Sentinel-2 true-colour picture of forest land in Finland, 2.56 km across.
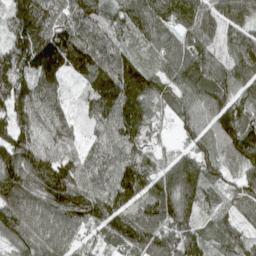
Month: April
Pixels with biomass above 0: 96%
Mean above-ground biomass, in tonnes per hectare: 114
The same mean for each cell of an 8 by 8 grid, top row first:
143 140 132 88 111 112 94 74
147 203 156 94 55 109 102 102
196 144 84 189 125 109 122 124
141 111 56 167 131 78 130 153
139 101 71 93 65 39 92 183
149 153 116 103 114 117 103 88
145 114 123 127 132 133 69 73
101 112 46 69 136 125 70 75
